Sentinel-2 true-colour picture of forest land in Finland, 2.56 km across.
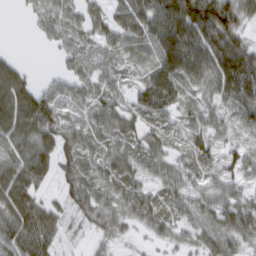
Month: March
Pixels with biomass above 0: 89%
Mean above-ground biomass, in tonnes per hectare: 60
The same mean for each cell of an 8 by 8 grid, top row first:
3 45 55 50 83 127 130 75
4 20 57 37 25 140 119 100
92 21 58 35 43 95 71 131
118 95 28 63 64 44 41 51
84 79 70 43 49 34 56 30
105 50 60 56 44 54 35 52
108 56 50 50 54 37 52 77
89 81 11 29 11 29 53 51
